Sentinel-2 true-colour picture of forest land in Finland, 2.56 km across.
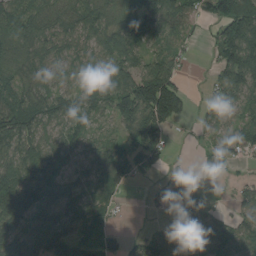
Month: August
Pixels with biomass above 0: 82%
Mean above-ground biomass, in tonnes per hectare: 75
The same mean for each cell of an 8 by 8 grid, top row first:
80 71 80 66 104 106 56 188
75 93 72 88 67 54 22 157
65 70 74 112 133 81 21 122
94 84 82 79 154 120 62 78
110 81 58 45 102 6 24 61
87 79 50 73 21 29 33 14
101 114 72 33 9 78 60 59
114 95 74 56 47 76 79 77
